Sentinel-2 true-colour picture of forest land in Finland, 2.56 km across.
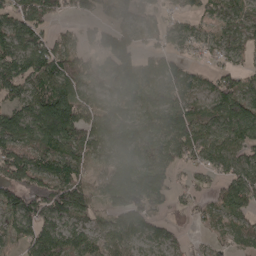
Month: April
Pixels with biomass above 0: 83%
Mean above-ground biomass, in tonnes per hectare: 82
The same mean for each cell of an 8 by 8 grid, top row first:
103 76 43 51 54 39 55 62
111 111 65 122 50 53 42 55
124 132 94 72 77 77 51 78
89 180 121 85 89 100 69 125
104 115 102 89 81 86 85 92
111 128 82 100 109 28 34 94
112 132 104 73 77 39 46 88
78 117 77 74 59 36 20 47
